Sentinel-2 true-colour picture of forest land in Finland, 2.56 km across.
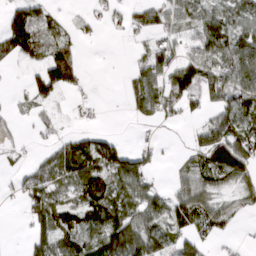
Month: March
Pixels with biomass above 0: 59%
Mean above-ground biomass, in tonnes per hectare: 53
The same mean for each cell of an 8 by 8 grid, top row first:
73 40 9 19 57 57 75 69
89 62 21 0 24 34 76 99
2 98 32 0 73 66 77 85
13 20 8 0 60 30 36 92
18 19 71 56 15 2 111 99
20 58 87 89 61 21 63 80
4 100 83 95 82 81 67 31
1 81 70 136 127 57 27 6
